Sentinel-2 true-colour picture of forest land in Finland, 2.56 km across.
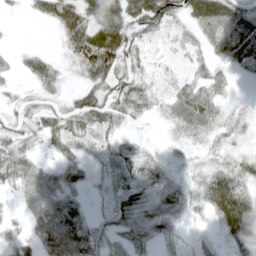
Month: April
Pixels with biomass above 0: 80%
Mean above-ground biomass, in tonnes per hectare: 39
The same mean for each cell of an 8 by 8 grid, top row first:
4 36 67 84 81 36 86 55
9 7 66 96 31 28 30 58
14 39 25 62 34 17 33 5
32 42 68 51 28 41 47 14
42 27 35 23 14 12 17 16
52 35 31 24 39 24 36 50
10 67 34 31 49 54 39 95
21 63 71 25 41 25 16 81
